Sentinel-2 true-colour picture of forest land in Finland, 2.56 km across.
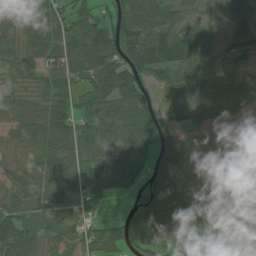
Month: July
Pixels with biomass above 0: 88%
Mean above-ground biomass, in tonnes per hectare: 57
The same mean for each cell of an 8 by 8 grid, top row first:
81 113 67 48 73 51 25 58
60 73 99 83 106 113 64 57
29 59 68 100 59 55 55 36
64 78 53 76 71 48 42 29
55 50 71 73 67 46 6 40
59 67 58 76 40 39 16 44
55 36 41 7 61 38 46 22
86 30 59 66 55 46 44 28
